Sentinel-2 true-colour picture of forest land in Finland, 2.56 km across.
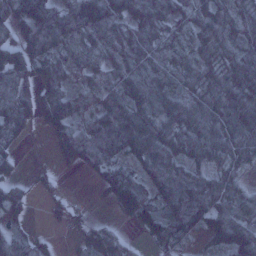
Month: January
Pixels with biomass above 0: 82%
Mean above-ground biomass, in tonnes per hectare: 67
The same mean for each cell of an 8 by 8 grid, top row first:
88 116 137 107 83 63 82 70
78 82 64 68 70 50 82 96
83 62 26 49 78 64 78 99
78 78 49 83 81 85 87 95
19 15 94 101 96 65 77 86
32 19 11 84 68 78 51 36
52 24 15 38 100 82 97 67
57 17 32 65 27 59 35 91
